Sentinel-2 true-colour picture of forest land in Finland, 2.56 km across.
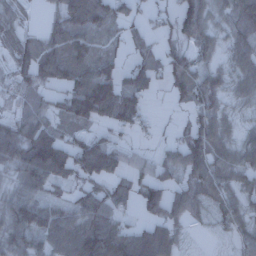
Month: December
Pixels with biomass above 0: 78%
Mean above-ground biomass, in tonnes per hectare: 67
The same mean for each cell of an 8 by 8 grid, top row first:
43 26 110 83 29 67 75 90
62 68 77 32 42 60 54 45
60 63 86 83 73 78 67 68
43 60 85 106 50 12 70 33
113 141 73 61 12 39 100 59
53 107 79 78 52 53 98 66
91 73 76 77 75 78 48 62
80 75 115 82 98 46 6 43
